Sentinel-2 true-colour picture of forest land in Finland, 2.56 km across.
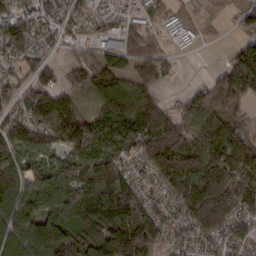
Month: February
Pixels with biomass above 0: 87%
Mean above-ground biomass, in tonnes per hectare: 123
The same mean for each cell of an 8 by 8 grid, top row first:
100 74 68 42 47 31 9 47
85 41 40 84 99 13 3 77
50 76 78 132 95 12 33 152
74 142 86 154 193 79 115 78
141 109 108 102 169 209 165 185
187 113 156 220 66 246 257 243
160 128 193 260 177 103 325 195
132 216 145 248 226 61 97 104
